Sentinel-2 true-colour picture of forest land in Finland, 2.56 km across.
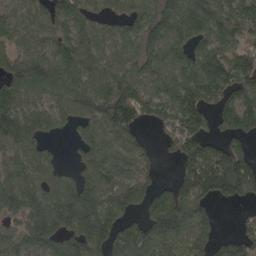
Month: April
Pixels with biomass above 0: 83%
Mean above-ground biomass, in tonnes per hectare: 116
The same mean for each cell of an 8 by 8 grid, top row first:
93 97 109 63 111 122 149 137
84 106 137 96 122 104 130 114
126 132 132 128 128 115 178 147
126 106 110 208 131 160 128 183
121 44 54 95 44 77 95 59
132 89 71 117 93 52 166 184
105 137 158 123 100 243 84 28
95 112 126 118 124 129 113 105
